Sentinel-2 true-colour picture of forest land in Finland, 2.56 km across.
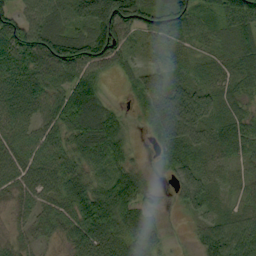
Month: September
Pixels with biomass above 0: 89%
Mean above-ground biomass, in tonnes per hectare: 65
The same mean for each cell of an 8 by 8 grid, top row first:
67 71 79 167 73 77 38 93
105 109 111 119 27 27 21 64
103 97 90 20 71 30 26 55
73 63 106 45 47 155 77 45
60 67 83 101 7 103 65 60
65 65 67 67 35 54 43 20
26 49 96 111 44 17 54 23
25 25 60 73 71 4 63 82
